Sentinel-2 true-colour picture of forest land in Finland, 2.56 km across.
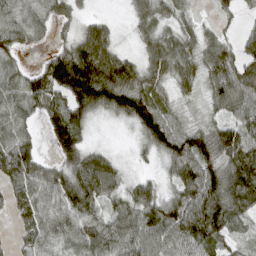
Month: March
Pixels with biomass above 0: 87%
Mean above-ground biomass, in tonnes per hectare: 80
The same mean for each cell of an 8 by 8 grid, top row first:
83 72 35 12 67 55 10 27
63 33 115 83 50 86 73 53
77 118 186 161 92 66 66 88
89 94 107 71 119 56 36 75
118 36 93 7 46 117 119 109
121 80 123 86 22 68 118 137
62 80 105 54 89 89 140 100
35 82 84 101 86 78 91 31
